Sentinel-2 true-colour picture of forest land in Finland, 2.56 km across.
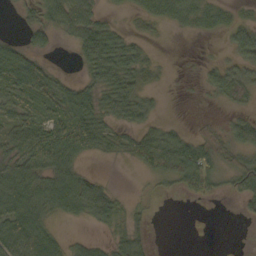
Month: October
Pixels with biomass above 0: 60%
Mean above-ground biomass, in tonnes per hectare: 35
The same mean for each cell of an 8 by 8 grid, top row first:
9 39 54 9 27 38 36 15
39 22 48 65 18 0 1 51
70 54 24 63 29 1 24 46
41 34 64 43 33 0 1 16
58 81 65 29 49 51 44 38
69 56 49 3 12 50 45 56
82 59 56 47 8 0 2 14
87 71 14 28 22 0 1 0
